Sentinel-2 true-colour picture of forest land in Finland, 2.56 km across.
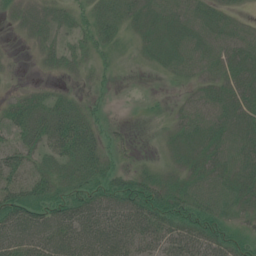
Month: July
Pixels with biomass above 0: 76%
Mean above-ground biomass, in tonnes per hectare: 31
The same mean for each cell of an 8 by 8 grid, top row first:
17 21 13 28 30 36 33 15
2 20 21 15 18 34 34 38
3 7 8 8 1 11 28 43
28 37 31 6 3 15 44 36
33 41 55 15 1 21 35 39
36 35 37 32 24 20 36 39
55 50 53 51 57 44 48 28
51 57 67 60 42 44 50 35
